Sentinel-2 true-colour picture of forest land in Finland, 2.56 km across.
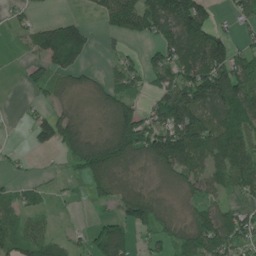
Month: June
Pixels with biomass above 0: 67%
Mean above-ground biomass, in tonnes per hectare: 64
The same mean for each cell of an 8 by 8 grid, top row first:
20 11 15 79 116 161 75 44
8 111 83 9 21 113 136 46
1 54 32 41 42 94 144 111
2 42 29 85 55 149 95 99
3 49 104 133 103 152 101 99
13 7 30 108 24 67 70 76
37 18 4 34 142 21 50 45
63 45 22 113 25 65 103 69
